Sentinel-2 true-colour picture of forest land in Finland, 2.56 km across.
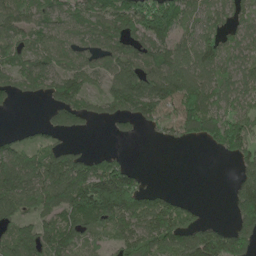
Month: May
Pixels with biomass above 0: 72%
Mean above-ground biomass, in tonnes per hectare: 93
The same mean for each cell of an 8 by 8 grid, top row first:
98 82 74 111 171 139 65 59
86 89 79 94 105 104 123 72
82 109 100 87 134 143 106 83
8 36 83 74 125 190 133 99
55 56 13 6 4 42 54 141
129 145 150 183 29 0 0 57
96 98 161 178 116 79 7 114
119 112 70 54 122 140 141 120
